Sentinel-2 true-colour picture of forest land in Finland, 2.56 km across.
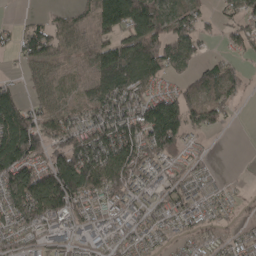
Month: April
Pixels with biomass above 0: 76%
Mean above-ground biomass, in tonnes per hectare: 75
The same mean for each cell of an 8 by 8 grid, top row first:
5 24 40 148 140 86 27 74
45 84 41 83 114 92 15 47
16 67 30 121 123 38 68 49
109 75 57 137 125 138 80 10
168 99 130 159 140 102 10 0
116 110 186 146 87 46 32 3
107 131 77 68 46 60 60 18
72 58 42 47 51 29 43 42
